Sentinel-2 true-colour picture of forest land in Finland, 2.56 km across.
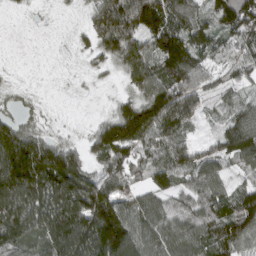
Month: March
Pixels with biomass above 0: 86%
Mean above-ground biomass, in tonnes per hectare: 89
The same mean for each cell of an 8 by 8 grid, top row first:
6 3 13 141 167 135 69 138
0 1 21 93 96 186 79 76
6 2 6 12 100 130 59 55
33 10 1 32 123 137 34 83
164 94 38 164 95 90 31 107
198 197 131 95 66 84 85 37
157 148 166 142 80 78 95 93
131 130 170 210 91 102 88 95
